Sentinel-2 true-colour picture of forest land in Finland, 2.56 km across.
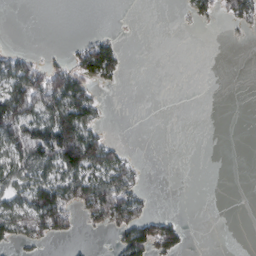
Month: February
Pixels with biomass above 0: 32%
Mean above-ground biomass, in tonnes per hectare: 36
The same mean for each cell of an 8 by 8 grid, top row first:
0 0 0 0 0 0 27 48
11 2 38 56 0 0 0 0
102 99 81 34 0 0 0 0
146 95 125 1 0 0 0 0
92 121 191 39 0 0 0 0
65 66 94 83 10 0 0 0
74 152 58 118 37 0 0 0
42 29 6 12 98 59 0 0
